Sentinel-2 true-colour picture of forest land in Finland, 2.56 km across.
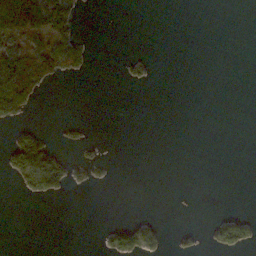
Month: November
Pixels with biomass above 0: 16%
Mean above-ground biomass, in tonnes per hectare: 17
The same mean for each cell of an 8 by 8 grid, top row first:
113 95 21 0 0 0 0 0
49 62 42 0 0 0 0 0
119 50 6 0 13 0 0 0
64 0 0 0 0 0 0 0
61 44 15 1 0 0 0 0
38 109 14 4 0 0 0 0
0 0 0 0 0 0 0 1
0 0 0 36 50 12 15 42
